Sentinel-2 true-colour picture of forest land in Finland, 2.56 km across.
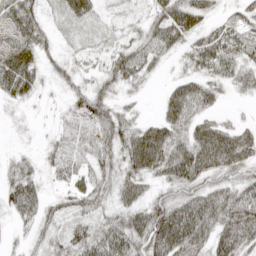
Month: April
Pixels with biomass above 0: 84%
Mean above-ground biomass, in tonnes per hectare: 41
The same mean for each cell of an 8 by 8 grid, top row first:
60 24 37 18 26 59 28 30
56 28 23 37 51 33 56 49
59 20 26 47 27 23 40 33
7 7 45 53 9 51 28 5
6 18 35 55 75 54 71 58
54 21 42 45 47 56 49 38
54 35 37 33 50 66 68 69
11 32 47 69 63 90 52 60
